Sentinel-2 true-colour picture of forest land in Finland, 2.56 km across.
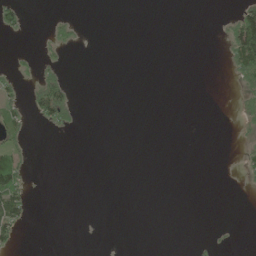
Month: June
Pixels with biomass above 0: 11%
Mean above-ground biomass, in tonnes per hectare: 9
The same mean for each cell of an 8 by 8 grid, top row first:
25 4 2 0 0 0 0 46
1 12 6 0 0 0 0 94
17 48 0 0 0 0 0 40
26 67 9 0 0 0 0 15
25 0 0 0 0 0 0 7
60 0 0 0 0 0 0 7
64 0 0 0 0 0 0 0
23 0 0 0 0 0 2 0
